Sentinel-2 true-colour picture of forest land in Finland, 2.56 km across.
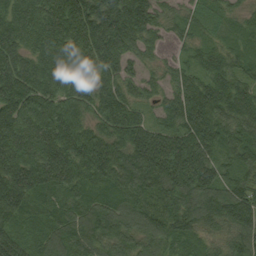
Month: September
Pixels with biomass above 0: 97%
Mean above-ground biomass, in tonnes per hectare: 119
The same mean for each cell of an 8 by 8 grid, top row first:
105 138 183 171 145 51 65 47
112 123 147 154 75 31 65 65
159 123 128 106 62 69 107 97
142 136 94 146 49 117 153 129
139 155 144 126 157 147 134 105
161 155 120 134 159 182 127 97
133 121 108 103 141 156 129 148
122 116 112 99 98 104 61 114
